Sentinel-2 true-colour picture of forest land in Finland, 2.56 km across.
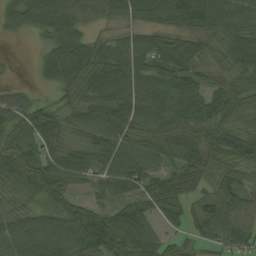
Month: August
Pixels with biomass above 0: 91%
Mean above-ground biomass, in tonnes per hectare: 75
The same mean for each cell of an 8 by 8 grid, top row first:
54 84 65 54 59 77 91 75
0 37 90 66 83 105 51 101
8 22 85 106 92 93 48 82
73 51 63 97 108 92 82 77
66 69 62 96 87 93 92 98
107 109 70 86 84 64 56 67
57 74 69 80 67 65 82 83
93 103 110 99 100 41 53 74
